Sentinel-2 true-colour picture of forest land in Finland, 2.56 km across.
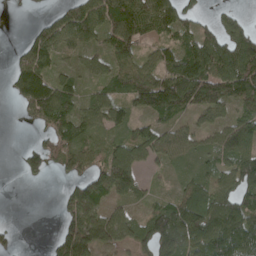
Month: April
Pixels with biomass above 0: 71%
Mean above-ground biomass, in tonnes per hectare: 70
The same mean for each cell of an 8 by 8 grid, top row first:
1 24 96 120 94 78 18 27
18 87 53 80 40 68 126 131
70 91 40 65 88 132 137 128
11 99 66 58 32 71 58 54
2 59 79 54 80 71 45 91
7 31 74 139 37 28 54 108
0 0 149 40 32 100 123 108
13 15 139 73 64 132 121 125
